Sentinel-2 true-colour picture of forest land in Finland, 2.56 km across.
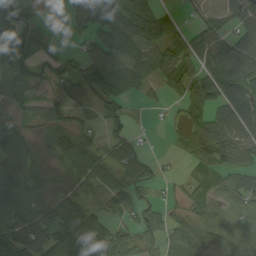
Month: August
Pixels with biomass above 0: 79%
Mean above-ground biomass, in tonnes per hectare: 69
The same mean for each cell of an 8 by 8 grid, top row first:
79 13 48 84 84 35 55 57
82 40 30 85 82 65 88 125
56 44 97 115 50 62 94 138
44 55 39 50 6 18 83 102
116 55 88 44 11 19 107 100
147 71 74 57 43 15 52 59
116 94 81 56 66 39 48 34
117 119 161 103 48 72 83 27
